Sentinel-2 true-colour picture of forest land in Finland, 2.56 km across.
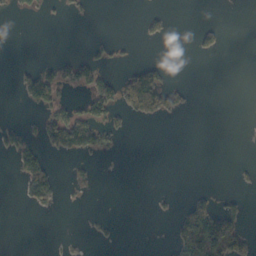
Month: October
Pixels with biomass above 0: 15%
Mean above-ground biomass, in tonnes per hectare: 16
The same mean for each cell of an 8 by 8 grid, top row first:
6 2 4 0 10 1 0 0
0 0 1 11 0 0 15 0
12 53 44 35 96 3 0 0
0 31 33 38 62 18 0 0
28 39 78 17 0 0 0 0
17 62 5 0 0 0 0 3
1 17 2 0 0 9 64 17
0 1 3 4 0 30 134 49
